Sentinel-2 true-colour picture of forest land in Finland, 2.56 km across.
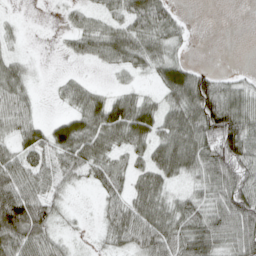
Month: April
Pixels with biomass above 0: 73%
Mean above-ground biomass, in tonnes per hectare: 50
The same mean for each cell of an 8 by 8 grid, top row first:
5 2 27 34 77 30 0 0
11 1 34 64 60 30 0 0
54 4 22 8 13 77 62 25
58 3 54 77 66 59 107 86
41 59 79 54 52 79 89 108
73 52 35 58 54 44 69 83
123 58 4 44 74 55 66 116
91 56 6 35 67 71 79 79
